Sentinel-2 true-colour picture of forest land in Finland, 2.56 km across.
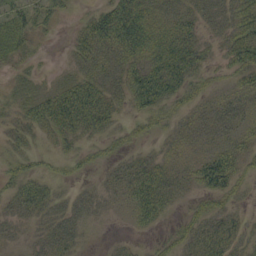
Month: September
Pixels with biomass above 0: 71%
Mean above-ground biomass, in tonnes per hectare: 30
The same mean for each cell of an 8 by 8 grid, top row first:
37 29 10 61 57 39 25 39
31 3 34 54 62 63 16 52
12 8 44 30 69 60 18 28
18 64 72 31 34 21 19 27
19 11 20 16 12 20 20 24
32 17 12 15 51 29 69 31
30 28 23 9 53 13 30 11
11 29 15 5 5 27 45 24
